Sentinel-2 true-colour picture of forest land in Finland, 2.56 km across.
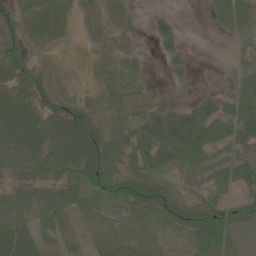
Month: June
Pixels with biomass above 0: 80%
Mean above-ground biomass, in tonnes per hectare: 36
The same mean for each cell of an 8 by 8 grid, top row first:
43 31 22 16 12 14 8 27
41 14 7 20 7 25 5 18
46 29 6 18 19 17 4 26
61 45 50 17 28 40 53 55
35 45 79 52 86 97 67 43
21 40 56 50 56 30 31 40
31 40 31 31 49 43 57 43
73 21 33 35 30 15 78 41
